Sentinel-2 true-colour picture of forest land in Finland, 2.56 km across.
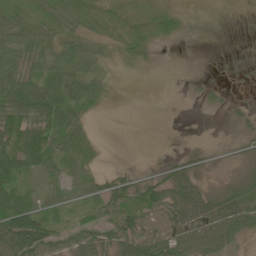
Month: June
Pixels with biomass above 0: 63%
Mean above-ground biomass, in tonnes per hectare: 32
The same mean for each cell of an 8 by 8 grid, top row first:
21 28 35 23 30 18 0 0
44 37 41 16 25 1 0 0
53 46 47 9 1 0 3 1
68 71 27 1 0 0 4 8
74 61 34 0 0 1 6 12
70 23 22 32 14 42 13 17
102 38 27 55 60 75 65 74
101 63 50 53 72 70 60 21
